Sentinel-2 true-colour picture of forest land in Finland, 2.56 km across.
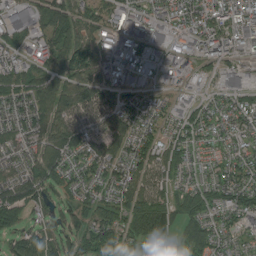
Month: August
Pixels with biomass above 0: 86%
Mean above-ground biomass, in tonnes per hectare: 68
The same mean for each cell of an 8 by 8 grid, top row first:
64 88 80 52 47 61 75 90
54 71 90 59 46 35 68 53
68 82 93 47 26 25 31 53
66 113 121 100 47 33 56 66
66 108 83 78 69 73 38 49
82 92 56 63 105 58 38 66
96 54 63 83 123 83 65 67
58 66 72 82 104 49 74 32
